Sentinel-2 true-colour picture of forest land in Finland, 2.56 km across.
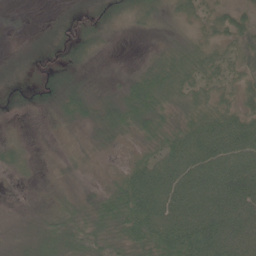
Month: June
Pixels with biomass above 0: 86%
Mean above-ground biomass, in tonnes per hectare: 36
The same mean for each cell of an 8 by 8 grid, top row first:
5 4 16 21 24 23 23 31
9 16 24 5 6 28 28 27
19 25 20 10 51 42 27 27
9 12 39 44 61 27 40 42
18 2 11 20 22 58 78 73
12 7 9 12 68 82 76 82
3 21 31 46 88 81 83 79
13 42 46 42 61 89 100 80
